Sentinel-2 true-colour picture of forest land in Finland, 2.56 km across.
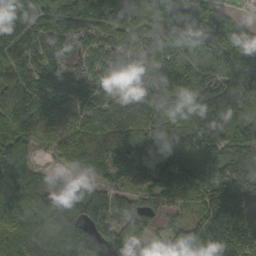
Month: September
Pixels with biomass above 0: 93%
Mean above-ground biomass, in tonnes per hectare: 132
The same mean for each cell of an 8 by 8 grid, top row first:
152 100 187 154 114 167 215 62
136 107 72 108 91 99 240 271
115 76 69 97 122 138 101 186
124 137 89 118 129 110 190 153
132 76 127 104 133 145 173 132
173 77 55 70 146 174 157 116
146 154 111 110 112 61 113 168
134 160 143 150 109 127 199 199
